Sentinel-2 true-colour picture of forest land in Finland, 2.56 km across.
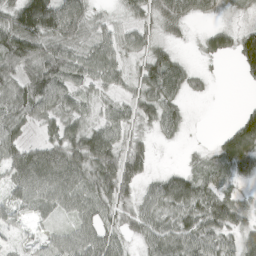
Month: April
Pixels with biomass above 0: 82%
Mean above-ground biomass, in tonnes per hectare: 53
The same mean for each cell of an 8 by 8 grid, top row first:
95 161 90 16 42 65 24 16
112 72 57 53 41 21 42 72
61 109 53 43 57 71 17 13
58 56 42 43 49 49 0 25
51 47 72 67 29 11 10 118
57 77 70 92 37 43 48 43
33 36 56 48 47 72 76 55
15 22 58 47 45 73 70 48
